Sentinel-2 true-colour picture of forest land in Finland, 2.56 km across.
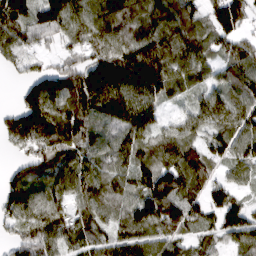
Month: March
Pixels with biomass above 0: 88%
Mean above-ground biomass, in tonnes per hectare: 99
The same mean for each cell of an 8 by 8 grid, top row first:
147 134 93 110 105 121 71 130
80 37 77 118 151 125 76 103
19 123 108 130 214 100 60 108
98 145 138 127 121 24 116 112
81 103 111 92 95 113 84 97
51 85 93 86 111 143 94 49
87 92 60 84 119 158 83 75
56 107 79 83 98 103 53 83
